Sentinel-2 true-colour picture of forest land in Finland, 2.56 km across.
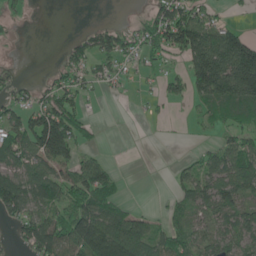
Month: June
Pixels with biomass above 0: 56%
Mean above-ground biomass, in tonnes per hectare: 59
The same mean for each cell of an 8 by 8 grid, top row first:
14 0 0 0 26 95 45 5
3 0 38 66 68 70 153 132
19 20 46 29 16 39 151 154
54 104 49 0 6 3 37 60
106 150 54 0 0 1 14 59
93 107 104 48 0 26 67 110
86 102 111 77 8 34 73 77
32 122 141 171 100 80 66 74
